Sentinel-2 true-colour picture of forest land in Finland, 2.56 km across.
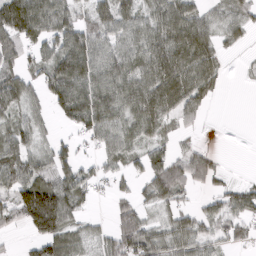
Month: March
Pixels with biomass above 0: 72%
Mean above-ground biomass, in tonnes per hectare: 55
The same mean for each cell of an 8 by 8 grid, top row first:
113 82 46 75 56 80 38 46
72 49 90 62 73 92 67 19
70 62 89 75 77 93 57 3
42 32 92 79 87 59 18 0
63 26 25 61 40 24 8 0
80 65 58 34 48 85 52 4
74 153 37 22 37 44 32 59
7 78 38 55 80 61 39 37
